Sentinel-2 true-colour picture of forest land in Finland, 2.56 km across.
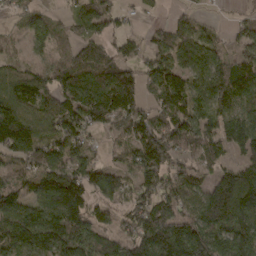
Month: March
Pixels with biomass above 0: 84%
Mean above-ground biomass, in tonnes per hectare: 105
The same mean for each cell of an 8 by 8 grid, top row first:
49 38 81 73 28 33 13 25
21 52 65 64 52 111 73 63
88 86 129 167 94 115 120 124
160 105 125 164 101 116 108 88
187 87 82 31 149 122 89 103
70 127 132 93 127 94 57 130
108 117 170 75 118 127 152 191
146 144 143 92 182 225 167 142
